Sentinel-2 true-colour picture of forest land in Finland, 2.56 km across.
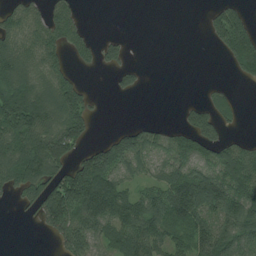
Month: July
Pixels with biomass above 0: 58%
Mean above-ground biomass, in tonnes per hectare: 72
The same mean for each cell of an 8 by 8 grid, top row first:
60 69 31 0 0 0 36 88
83 72 43 46 0 0 11 150
97 72 37 18 18 0 4 31
144 111 111 0 0 9 90 26
90 125 58 106 103 75 84 54
121 106 136 127 56 94 129 156
15 129 129 116 100 105 102 135
0 21 133 92 137 80 120 124
